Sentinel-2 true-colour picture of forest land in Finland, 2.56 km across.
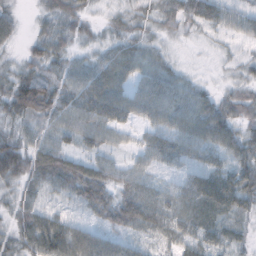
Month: October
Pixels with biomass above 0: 91%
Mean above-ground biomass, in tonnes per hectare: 43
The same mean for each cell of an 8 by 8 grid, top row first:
18 26 27 15 25 50 48 34
15 45 17 30 31 8 8 15
59 63 49 59 41 35 9 23
59 59 59 69 46 59 59 49
51 43 31 29 30 50 53 56
61 72 64 38 33 25 62 58
42 33 29 57 57 41 62 46
40 97 79 43 23 40 48 29
